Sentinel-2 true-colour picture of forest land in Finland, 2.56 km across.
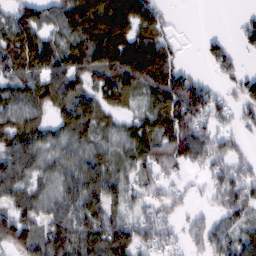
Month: February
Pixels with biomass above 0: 79%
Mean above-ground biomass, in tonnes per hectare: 74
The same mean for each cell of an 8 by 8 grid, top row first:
78 58 143 165 100 6 0 13
106 96 116 159 124 34 33 27
67 96 77 86 133 112 22 53
72 64 112 56 52 134 87 42
80 61 70 53 93 125 83 27
81 56 100 74 50 35 46 65
85 60 98 73 48 42 29 75
94 89 87 112 56 26 75 75
